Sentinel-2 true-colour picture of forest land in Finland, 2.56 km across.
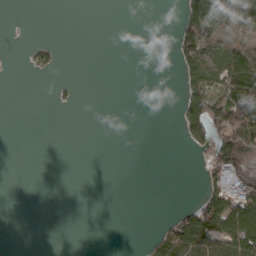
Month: March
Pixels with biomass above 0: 24%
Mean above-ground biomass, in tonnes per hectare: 26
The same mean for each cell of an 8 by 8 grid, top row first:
0 0 0 0 0 13 115 66
0 19 0 0 0 41 67 37
0 3 3 0 0 10 59 96
0 0 1 0 0 15 107 110
0 0 0 0 0 2 57 139
0 0 0 0 0 0 47 140
0 0 0 0 0 12 116 118
0 0 0 0 8 64 61 107
